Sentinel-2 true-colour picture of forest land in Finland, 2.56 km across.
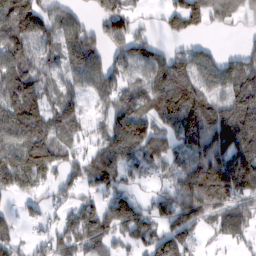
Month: February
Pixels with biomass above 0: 77%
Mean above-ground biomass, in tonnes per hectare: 92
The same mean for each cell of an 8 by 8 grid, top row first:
129 82 44 94 16 65 95 58
102 67 173 76 89 39 46 37
132 56 72 110 97 146 120 138
158 99 56 91 108 114 119 151
123 143 51 139 154 76 113 149
167 69 84 80 37 76 160 146
24 34 79 134 59 126 107 80
40 50 95 78 77 115 19 47
